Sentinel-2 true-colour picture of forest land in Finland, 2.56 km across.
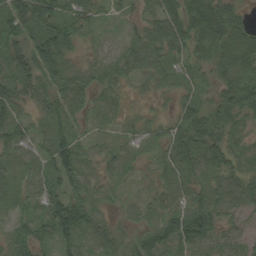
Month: September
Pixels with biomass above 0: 86%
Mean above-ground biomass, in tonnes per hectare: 37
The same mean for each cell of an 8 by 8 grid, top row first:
64 62 36 21 26 55 71 33
48 72 22 15 51 43 45 59
50 43 38 21 26 27 21 48
42 37 31 17 11 31 40 36
39 40 38 23 19 49 64 19
29 31 43 29 15 32 41 36
29 51 54 18 29 25 51 29
32 29 41 27 40 56 47 23
